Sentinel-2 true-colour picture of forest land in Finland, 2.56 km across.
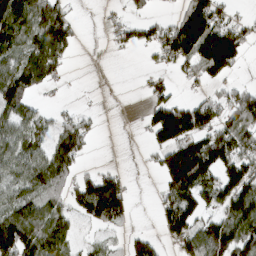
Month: March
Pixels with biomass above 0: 58%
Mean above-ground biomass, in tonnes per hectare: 77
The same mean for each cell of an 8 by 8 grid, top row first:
150 128 4 12 28 46 162 22
90 155 14 17 48 116 162 97
129 70 0 1 16 23 66 17
86 23 29 1 33 114 80 124
98 64 91 0 19 144 143 104
83 111 48 60 3 175 107 135
94 75 79 163 0 139 66 140
160 120 28 25 54 68 131 144
